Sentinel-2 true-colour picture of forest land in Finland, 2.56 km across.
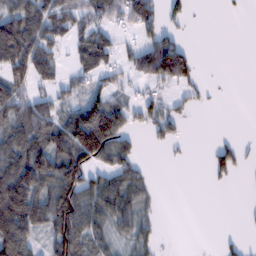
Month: February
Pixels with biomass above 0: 53%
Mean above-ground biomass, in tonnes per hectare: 58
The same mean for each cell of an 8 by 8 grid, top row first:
77 118 62 50 70 25 0 4
98 90 56 59 73 75 0 0
77 59 37 40 51 70 7 0
100 75 105 133 49 31 7 0
98 107 153 111 12 25 6 23
159 128 101 74 34 0 20 12
187 106 115 83 37 0 0 2
149 58 87 48 44 0 0 15
